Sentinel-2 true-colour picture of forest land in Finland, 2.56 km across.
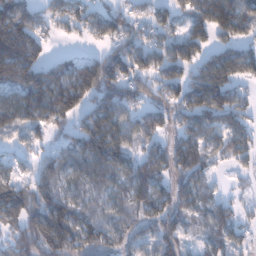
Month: January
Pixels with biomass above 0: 78%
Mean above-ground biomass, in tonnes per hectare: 99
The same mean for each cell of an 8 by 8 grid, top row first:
151 72 77 82 59 72 138 150
206 46 15 72 98 97 83 97
171 158 132 156 86 92 167 96
137 142 99 129 79 80 130 95
44 44 122 171 72 98 100 90
53 97 84 91 136 100 56 20
145 161 87 75 103 115 71 23
82 142 118 84 79 98 65 48
